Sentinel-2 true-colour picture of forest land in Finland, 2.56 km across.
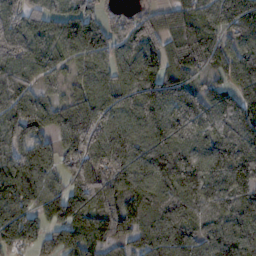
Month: November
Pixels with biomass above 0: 91%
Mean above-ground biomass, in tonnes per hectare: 95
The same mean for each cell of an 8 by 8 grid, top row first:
83 76 102 36 43 72 91 112
125 69 142 72 92 87 106 71
113 38 51 83 124 87 36 94
106 84 77 87 96 97 99 95
80 57 121 113 89 120 122 146
149 67 94 91 99 128 119 132
117 104 116 77 107 104 81 95
84 80 113 87 101 135 95 127
